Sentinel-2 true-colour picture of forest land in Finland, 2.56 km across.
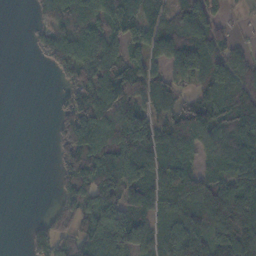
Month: November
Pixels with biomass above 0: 72%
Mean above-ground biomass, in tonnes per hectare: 82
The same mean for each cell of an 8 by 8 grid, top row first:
0 77 105 121 76 65 120 17
0 79 120 80 94 137 105 31
0 4 81 136 111 61 111 73
0 3 157 117 114 73 142 86
0 10 171 113 145 85 76 100
0 3 139 168 125 100 63 99
0 21 99 133 72 61 99 126
0 116 101 98 70 103 126 149
